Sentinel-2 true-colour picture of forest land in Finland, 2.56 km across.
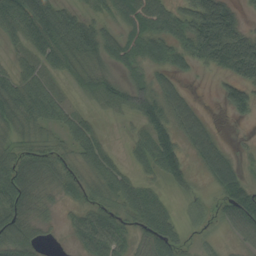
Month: August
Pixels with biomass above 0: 77%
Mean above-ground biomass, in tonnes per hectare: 56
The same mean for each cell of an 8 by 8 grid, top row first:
86 90 43 42 102 69 160 52
20 67 84 67 76 66 128 147
51 34 39 50 48 38 4 89
71 57 21 24 81 79 17 40
43 30 50 13 47 67 84 6
91 62 41 55 22 54 45 62
89 32 37 44 71 18 24 96
79 13 46 73 40 44 14 25
